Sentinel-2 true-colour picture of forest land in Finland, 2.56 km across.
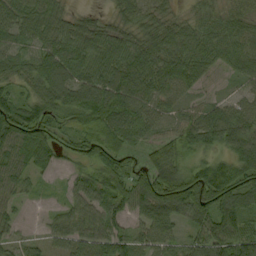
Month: September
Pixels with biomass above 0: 91%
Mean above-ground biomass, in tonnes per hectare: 68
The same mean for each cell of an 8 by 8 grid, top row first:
72 77 37 31 48 35 52 51
47 70 86 75 68 67 67 72
51 104 77 101 90 52 24 40
95 75 78 103 58 36 52 58
102 79 60 76 40 78 60 88
62 21 40 109 79 99 107 93
28 11 57 63 83 107 119 118
32 34 68 91 67 57 91 67
